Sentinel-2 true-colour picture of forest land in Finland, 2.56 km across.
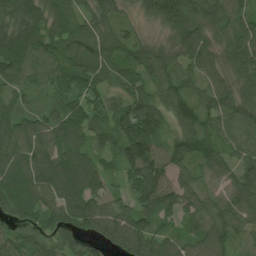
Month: July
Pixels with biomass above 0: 95%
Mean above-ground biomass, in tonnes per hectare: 96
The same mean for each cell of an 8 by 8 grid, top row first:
120 110 76 77 56 155 120 88
192 119 117 119 87 97 100 116
102 81 84 69 88 102 74 87
85 51 93 92 111 105 94 114
109 107 83 92 157 75 82 72
107 128 118 52 142 78 62 86
89 98 115 73 107 98 90 97
68 72 71 79 110 76 113 47
